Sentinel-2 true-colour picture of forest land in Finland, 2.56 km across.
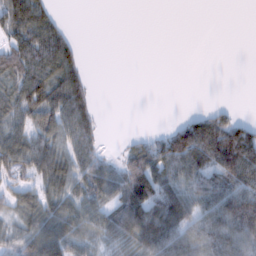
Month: February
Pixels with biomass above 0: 60%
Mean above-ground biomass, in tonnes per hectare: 50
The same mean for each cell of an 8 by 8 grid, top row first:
89 49 0 0 0 0 0 0
78 95 21 0 0 0 0 0
76 90 53 0 0 0 0 0
70 78 74 0 0 1 23 5
77 65 68 2 35 108 139 138
36 63 67 56 122 75 62 101
54 63 59 51 97 86 73 137
46 93 57 40 79 81 68 87
